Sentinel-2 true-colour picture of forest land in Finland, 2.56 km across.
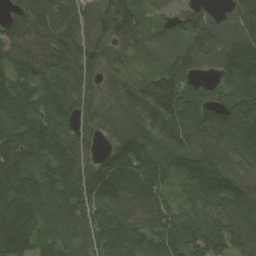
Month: August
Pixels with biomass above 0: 94%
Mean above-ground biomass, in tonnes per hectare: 112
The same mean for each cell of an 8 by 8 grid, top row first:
89 100 103 183 75 71 77 122
97 120 147 120 54 81 115 177
106 77 102 72 68 136 55 189
106 124 90 84 122 129 128 152
148 128 87 60 105 106 136 119
156 117 109 126 137 78 124 108
149 93 98 125 142 72 131 163
124 61 77 102 103 109 137 158
